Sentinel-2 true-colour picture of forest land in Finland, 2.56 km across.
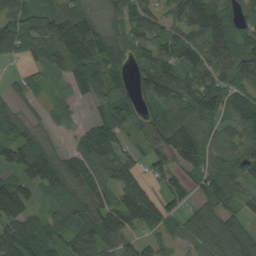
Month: August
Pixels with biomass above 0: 85%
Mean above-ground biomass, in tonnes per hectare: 89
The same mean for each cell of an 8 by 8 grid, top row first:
94 86 103 80 96 63 118 78
83 91 157 127 69 96 99 92
21 27 94 102 79 100 86 83
45 35 15 100 56 108 106 117
104 66 74 122 53 151 84 90
77 128 126 104 69 54 111 83
148 43 104 133 172 51 71 66
128 87 93 104 57 49 91 93
